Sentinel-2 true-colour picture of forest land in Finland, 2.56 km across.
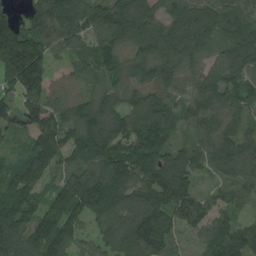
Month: August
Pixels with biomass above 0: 95%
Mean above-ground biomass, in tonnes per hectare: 103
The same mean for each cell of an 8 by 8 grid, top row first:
63 165 126 160 127 69 89 66
247 126 60 121 114 99 62 111
170 96 65 70 109 108 93 108
98 120 110 91 126 73 100 74
37 127 119 119 127 60 77 104
93 65 112 138 98 117 41 85
133 117 132 112 93 102 82 55
140 143 69 93 150 41 75 120
